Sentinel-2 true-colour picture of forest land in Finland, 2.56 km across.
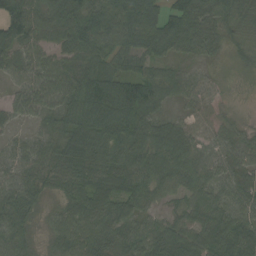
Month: September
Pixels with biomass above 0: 93%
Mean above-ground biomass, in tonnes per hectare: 66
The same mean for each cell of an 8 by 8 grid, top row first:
86 72 85 95 91 88 77 52
68 45 75 83 74 58 46 27
40 74 103 102 75 51 25 16
44 56 112 130 77 19 29 11
37 68 105 107 89 90 34 41
58 63 75 79 83 66 50 50
89 28 70 72 47 32 72 55
71 36 77 69 72 87 84 98
